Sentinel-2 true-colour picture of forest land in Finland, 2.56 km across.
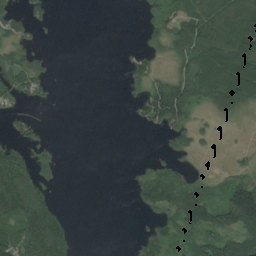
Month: July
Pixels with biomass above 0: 48%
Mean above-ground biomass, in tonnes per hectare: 58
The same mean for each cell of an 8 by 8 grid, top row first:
58 33 0 0 27 90 139 136
39 9 0 0 32 93 164 140
76 57 0 0 66 92 130 110
30 4 0 0 74 169 47 54
81 29 0 0 0 59 16 5
139 35 0 0 32 55 11 42
138 111 0 0 48 106 113 194
99 196 9 0 49 53 73 120
